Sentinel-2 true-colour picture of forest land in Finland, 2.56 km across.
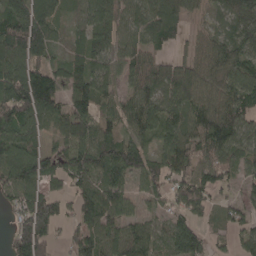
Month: April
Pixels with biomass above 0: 84%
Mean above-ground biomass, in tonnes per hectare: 80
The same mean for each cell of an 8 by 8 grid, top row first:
107 92 33 71 79 72 32 86
118 90 51 64 62 34 66 89
104 124 85 54 78 99 76 86
130 106 94 61 99 89 96 88
107 49 89 81 60 91 103 78
105 96 90 96 82 78 73 48
62 101 73 94 27 55 48 47
115 102 78 79 79 96 51 54
